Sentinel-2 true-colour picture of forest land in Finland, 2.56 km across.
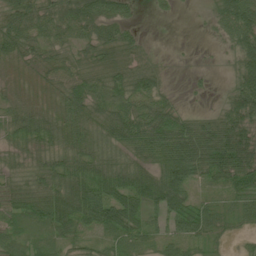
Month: July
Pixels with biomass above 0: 85%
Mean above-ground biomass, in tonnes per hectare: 49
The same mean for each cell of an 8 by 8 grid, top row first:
61 47 75 56 2 3 9 86
57 46 36 55 19 1 2 55
21 34 58 59 70 1 5 58
46 37 58 61 58 37 14 64
33 42 55 46 73 93 88 72
34 55 73 81 75 109 45 54
49 67 99 102 66 69 35 33
46 44 33 41 39 45 26 9
